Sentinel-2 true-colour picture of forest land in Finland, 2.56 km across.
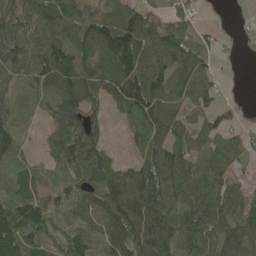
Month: May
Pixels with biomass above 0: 83%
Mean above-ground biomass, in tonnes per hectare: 90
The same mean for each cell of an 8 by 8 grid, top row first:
107 144 110 119 104 69 13 8
118 134 118 177 125 119 60 26
54 122 128 136 161 117 71 6
47 69 117 29 146 103 69 23
87 44 113 18 77 86 59 67
98 32 74 91 127 118 71 41
97 74 58 123 157 88 117 106
110 68 83 87 124 110 114 116
